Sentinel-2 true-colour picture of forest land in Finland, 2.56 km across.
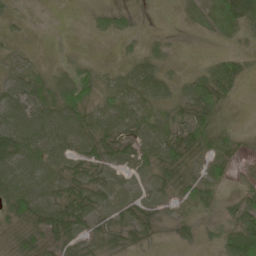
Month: May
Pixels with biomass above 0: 73%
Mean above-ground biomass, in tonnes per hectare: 31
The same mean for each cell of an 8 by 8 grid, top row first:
11 1 0 24 2 6 50 63
12 1 1 2 12 4 1 9
40 29 40 21 58 22 45 26
47 51 54 37 37 26 42 1
76 55 39 47 37 49 29 18
56 42 39 27 21 33 32 17
53 58 53 22 32 18 25 44
25 37 35 27 21 18 15 114
